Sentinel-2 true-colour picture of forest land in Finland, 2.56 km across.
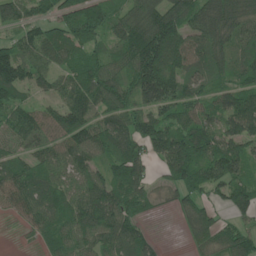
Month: June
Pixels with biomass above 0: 88%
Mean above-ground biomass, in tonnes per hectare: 102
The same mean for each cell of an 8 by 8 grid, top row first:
89 79 142 84 130 121 187 157
94 104 107 67 187 157 131 87
135 72 111 104 183 149 81 81
93 78 139 105 106 109 73 133
63 84 125 121 115 133 132 105
96 77 85 97 80 109 144 97
62 84 101 116 46 50 81 90
3 49 94 109 88 2 89 110
